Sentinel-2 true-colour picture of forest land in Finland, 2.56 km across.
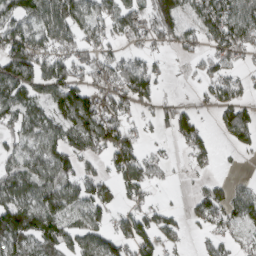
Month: March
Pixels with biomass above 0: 67%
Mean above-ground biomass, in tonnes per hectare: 75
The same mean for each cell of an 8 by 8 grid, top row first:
80 104 96 106 77 110 124 107
126 92 84 45 46 46 56 104
110 114 72 87 118 4 53 49
90 79 142 94 37 75 22 84
66 87 91 112 42 30 57 45
97 86 95 53 80 7 28 12
102 118 96 54 57 22 90 71
98 106 84 82 84 42 40 36
